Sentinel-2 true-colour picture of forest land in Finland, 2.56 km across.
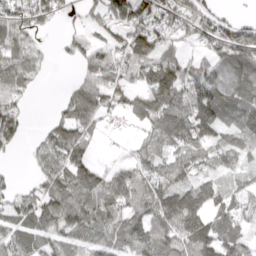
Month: April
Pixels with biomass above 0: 77%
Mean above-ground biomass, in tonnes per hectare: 76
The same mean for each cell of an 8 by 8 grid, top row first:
79 64 28 88 84 79 71 24
73 10 58 71 122 30 64 129
86 8 58 80 75 120 80 73
70 14 131 60 91 109 87 74
51 97 103 3 67 80 64 48
11 97 114 56 99 108 38 38
77 127 137 86 116 138 68 56
86 56 56 60 102 116 128 61
